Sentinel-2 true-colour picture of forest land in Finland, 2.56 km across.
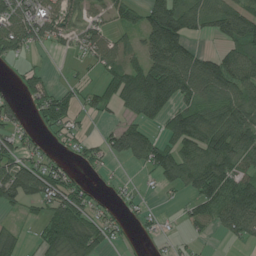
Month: July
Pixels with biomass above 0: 63%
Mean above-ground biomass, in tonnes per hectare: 66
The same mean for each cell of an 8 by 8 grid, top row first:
88 75 44 41 75 119 78 99
77 30 38 64 71 113 17 91
16 34 18 64 132 141 120 100
49 80 41 31 91 94 90 112
51 21 31 72 100 94 121 103
104 96 27 10 12 87 133 80
35 61 80 21 16 7 78 140
45 66 91 27 9 13 11 38
